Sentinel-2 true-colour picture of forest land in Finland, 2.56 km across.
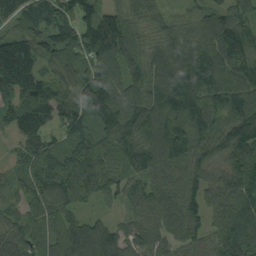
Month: September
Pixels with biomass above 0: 96%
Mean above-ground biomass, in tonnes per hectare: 111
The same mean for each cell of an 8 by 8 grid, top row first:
103 104 109 94 89 57 92 97
145 105 132 153 87 154 157 150
195 82 107 95 122 174 161 122
102 91 91 120 140 162 145 145
49 79 97 98 144 176 129 140
75 126 145 91 107 101 86 101
69 111 65 34 97 112 87 110
100 106 85 87 91 82 82 157
